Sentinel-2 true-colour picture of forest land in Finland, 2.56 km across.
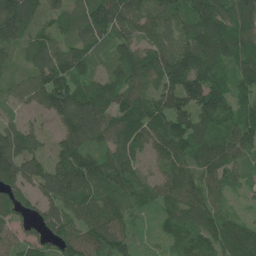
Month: June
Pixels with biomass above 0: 94%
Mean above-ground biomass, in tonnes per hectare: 96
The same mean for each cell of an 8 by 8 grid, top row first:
126 70 72 125 102 101 151 143
64 84 80 64 97 116 129 126
51 132 97 80 107 123 133 92
40 78 135 117 106 130 116 89
108 44 114 82 78 108 96 107
104 105 145 103 59 94 88 53
81 80 110 101 41 95 102 19
69 63 120 150 22 66 93 166
